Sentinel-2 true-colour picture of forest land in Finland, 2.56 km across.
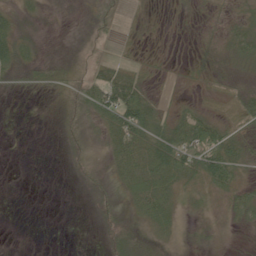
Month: June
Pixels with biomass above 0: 68%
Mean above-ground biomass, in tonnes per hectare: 20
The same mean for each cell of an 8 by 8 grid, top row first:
18 4 3 19 6 6 10 14
29 3 7 7 6 1 12 32
12 25 25 61 21 4 14 10
1 4 30 84 67 18 17 28
0 1 17 32 48 68 87 27
0 0 9 18 49 47 60 23
0 0 1 20 39 26 12 30
0 0 0 20 14 13 7 4
